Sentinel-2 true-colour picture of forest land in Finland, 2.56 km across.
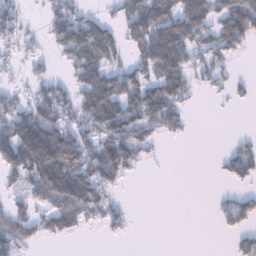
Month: January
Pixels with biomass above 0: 55%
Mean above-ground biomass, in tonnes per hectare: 66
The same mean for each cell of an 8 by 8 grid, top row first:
53 52 66 32 160 135 105 146
38 30 140 98 113 154 80 49
19 44 84 98 101 120 40 18
95 111 93 137 143 64 1 2
163 181 101 108 56 8 0 29
61 154 100 74 6 0 1 65
46 61 102 50 0 0 3 63
64 33 8 9 0 0 0 40
